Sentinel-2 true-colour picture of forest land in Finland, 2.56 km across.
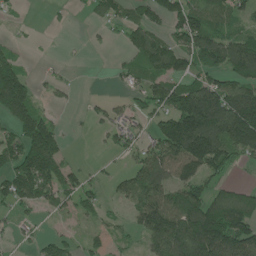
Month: June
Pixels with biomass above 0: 60%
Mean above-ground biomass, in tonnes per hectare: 82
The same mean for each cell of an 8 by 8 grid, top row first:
11 7 7 63 70 105 100 48
21 1 2 9 116 93 124 109
157 19 2 11 64 78 75 89
148 31 6 42 50 173 241 238
103 146 1 36 50 169 184 166
131 151 49 25 118 103 85 6
56 45 67 13 123 150 135 140
18 40 28 27 58 170 195 149
